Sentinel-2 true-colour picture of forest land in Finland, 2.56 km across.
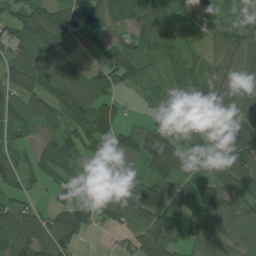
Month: July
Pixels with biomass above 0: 81%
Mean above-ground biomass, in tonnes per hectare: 73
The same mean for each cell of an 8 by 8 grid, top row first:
80 82 105 70 96 66 29 60
76 100 27 68 81 68 26 67
79 103 56 70 59 72 72 44
83 79 94 76 20 86 101 66
47 41 98 102 99 100 75 121
68 41 65 63 55 76 88 120
65 38 111 95 90 62 109 83
87 99 49 12 82 59 75 67
